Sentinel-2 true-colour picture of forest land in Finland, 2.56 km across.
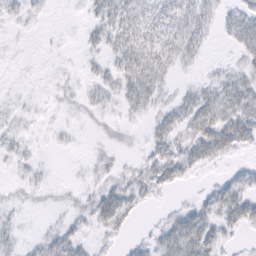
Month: February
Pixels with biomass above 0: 62%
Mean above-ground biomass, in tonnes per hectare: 18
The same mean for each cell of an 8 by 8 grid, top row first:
9 4 3 35 33 38 22 33
2 2 6 24 41 38 10 29
2 4 8 21 41 8 13 30
7 4 9 9 16 30 49 47
10 3 1 10 10 33 45 29
4 2 2 14 28 27 4 17
8 6 12 44 10 10 24 36
11 21 19 11 9 39 36 5
